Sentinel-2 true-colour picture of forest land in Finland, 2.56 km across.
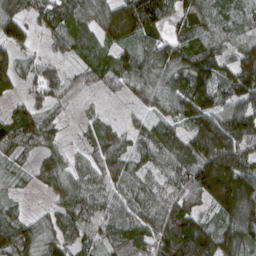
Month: March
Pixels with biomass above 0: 91%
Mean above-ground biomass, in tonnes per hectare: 86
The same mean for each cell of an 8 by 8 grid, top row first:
99 81 93 135 168 72 86 47
78 31 70 81 75 89 92 76
67 83 53 58 87 87 123 128
57 47 22 12 36 67 113 106
94 50 30 79 69 86 160 132
24 57 76 81 56 82 206 160
25 38 98 69 81 114 67 202
107 87 62 66 91 175 120 125
